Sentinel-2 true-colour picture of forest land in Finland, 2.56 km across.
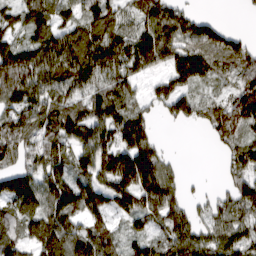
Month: March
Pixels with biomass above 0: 82%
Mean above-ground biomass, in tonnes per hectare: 86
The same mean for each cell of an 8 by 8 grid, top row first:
64 77 63 70 90 85 28 5
106 131 118 101 120 104 108 77
188 128 115 86 37 73 63 70
113 98 75 121 51 65 63 134
82 110 110 107 108 1 15 70
106 98 75 141 172 45 3 72
95 100 110 76 97 86 45 89
84 102 103 64 68 98 77 84
